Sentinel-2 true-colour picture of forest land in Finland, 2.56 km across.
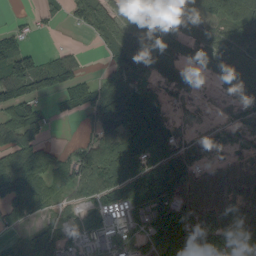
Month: September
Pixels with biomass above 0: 74%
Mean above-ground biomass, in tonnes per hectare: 73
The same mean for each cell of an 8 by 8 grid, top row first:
8 20 29 70 70 56 76 80
79 8 10 61 91 86 82 85
121 94 57 62 58 77 25 111
89 30 41 135 124 18 13 35
77 43 33 103 127 72 48 38
149 74 77 92 113 127 73 86
82 34 61 81 73 96 115 99
26 120 73 59 66 138 131 93
